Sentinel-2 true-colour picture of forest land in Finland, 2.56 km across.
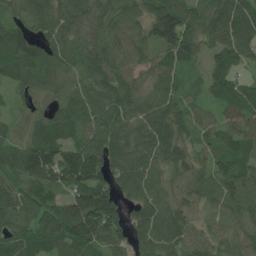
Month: July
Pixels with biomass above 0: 94%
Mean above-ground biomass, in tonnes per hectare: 76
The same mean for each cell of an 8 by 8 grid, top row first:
48 79 54 78 76 118 85 99
123 74 67 77 73 109 52 101
80 61 68 84 45 43 66 51
29 49 99 87 76 68 39 94
63 98 81 87 74 88 49 75
60 99 125 77 82 40 59 90
86 83 140 124 72 51 35 76
86 90 110 80 58 64 55 66
